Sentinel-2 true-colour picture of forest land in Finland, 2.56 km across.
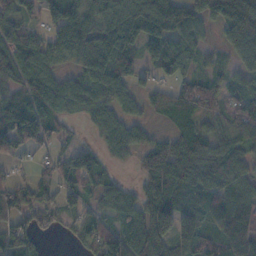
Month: November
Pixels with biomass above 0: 81%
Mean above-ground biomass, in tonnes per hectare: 76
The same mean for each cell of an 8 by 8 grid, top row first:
89 64 96 97 133 118 72 150
78 90 82 112 77 85 25 68
66 86 70 99 36 60 50 46
99 89 55 66 38 82 58 71
92 37 23 64 57 76 81 78
32 43 93 36 61 104 104 79
90 70 48 60 80 109 99 89
91 12 48 103 103 106 84 96
